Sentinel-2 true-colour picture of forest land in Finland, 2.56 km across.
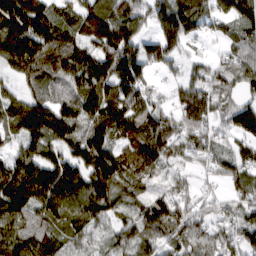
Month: March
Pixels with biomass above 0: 90%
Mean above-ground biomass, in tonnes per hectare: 92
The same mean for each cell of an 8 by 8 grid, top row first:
153 98 87 103 73 118 64 104
173 127 90 127 83 72 13 83
53 77 110 127 67 27 72 82
104 137 145 130 96 62 73 102
54 100 117 117 119 72 61 61
149 135 122 153 82 48 27 75
139 121 119 99 79 77 37 58
133 89 60 58 70 73 72 66
